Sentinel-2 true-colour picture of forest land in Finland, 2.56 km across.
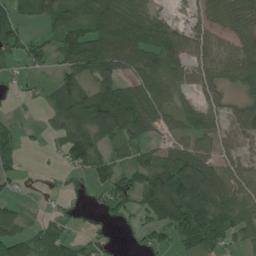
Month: July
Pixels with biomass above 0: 69%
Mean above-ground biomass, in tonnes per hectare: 62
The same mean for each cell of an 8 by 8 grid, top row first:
49 62 63 94 60 10 39 54
65 43 127 127 101 81 52 58
11 17 72 80 85 66 48 64
6 37 119 179 115 76 81 48
32 12 95 59 52 51 53 23
32 2 18 74 91 116 103 60
23 8 6 43 69 154 134 79
74 55 27 18 22 50 117 42
